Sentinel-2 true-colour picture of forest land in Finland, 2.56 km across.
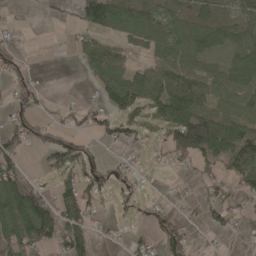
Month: April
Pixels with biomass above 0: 57%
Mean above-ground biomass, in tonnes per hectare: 52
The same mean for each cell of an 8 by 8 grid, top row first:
4 9 55 82 68 66 62 64
30 2 26 35 33 72 66 81
36 2 7 89 72 72 56 90
53 20 47 42 54 110 71 43
66 62 59 23 31 118 160 95
79 25 76 41 16 6 40 56
105 83 77 20 38 24 51 29
92 67 65 5 35 71 3 8
